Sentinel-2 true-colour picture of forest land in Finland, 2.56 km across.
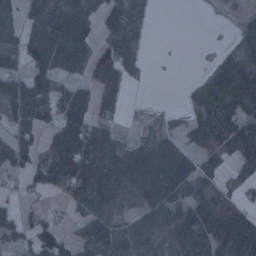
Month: January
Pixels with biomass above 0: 67%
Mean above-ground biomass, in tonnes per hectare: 59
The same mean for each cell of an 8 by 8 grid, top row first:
48 107 93 82 25 0 2 17
87 101 89 65 13 0 1 33
76 85 44 63 6 0 37 76
87 81 77 34 4 2 50 56
80 37 90 52 53 44 86 83
38 67 109 90 105 118 31 19
37 22 67 91 71 81 46 37
47 87 90 123 110 90 76 78
